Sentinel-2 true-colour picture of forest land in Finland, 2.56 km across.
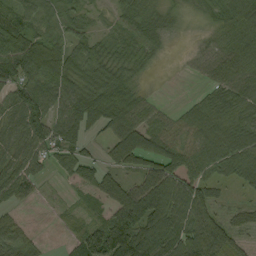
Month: September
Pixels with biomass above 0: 82%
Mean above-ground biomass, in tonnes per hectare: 62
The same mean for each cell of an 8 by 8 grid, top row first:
80 36 35 24 55 20 19 83
87 77 56 51 69 4 32 86
66 88 51 49 17 1 35 70
77 72 59 67 53 25 76 67
73 80 36 76 115 66 93 100
90 28 71 56 83 96 61 62
36 3 15 76 144 93 69 33
77 7 50 140 126 104 101 31
